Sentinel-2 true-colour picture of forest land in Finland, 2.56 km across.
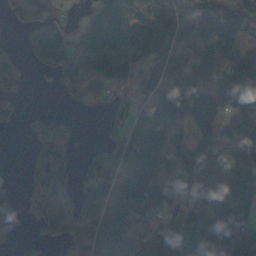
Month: October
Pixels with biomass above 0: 72%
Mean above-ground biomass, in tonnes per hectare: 74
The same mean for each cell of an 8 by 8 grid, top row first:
72 78 29 151 123 80 101 94
19 112 74 131 114 78 90 63
36 13 87 82 46 91 65 104
21 18 11 45 32 43 99 83
0 96 7 59 99 64 71 95
3 104 50 98 82 99 100 137
5 63 66 63 77 50 119 121
20 36 83 80 58 127 153 151
